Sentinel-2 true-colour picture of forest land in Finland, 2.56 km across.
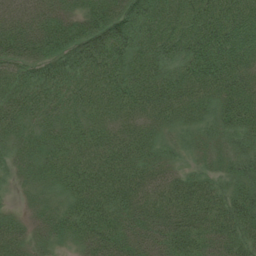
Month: July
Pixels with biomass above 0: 98%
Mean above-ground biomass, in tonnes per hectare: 68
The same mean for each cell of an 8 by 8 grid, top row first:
74 86 64 89 99 72 100 70
95 82 86 100 65 72 112 82
60 73 73 76 74 67 99 73
61 63 61 57 58 62 55 81
47 64 63 64 61 33 46 44
32 59 82 74 63 47 47 50
16 44 75 74 78 89 84 63
56 45 63 81 70 87 73 60
